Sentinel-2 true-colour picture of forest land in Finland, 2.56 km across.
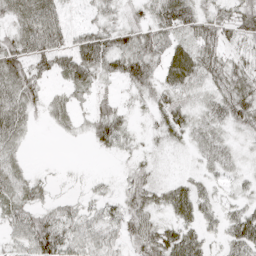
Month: April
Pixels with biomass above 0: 81%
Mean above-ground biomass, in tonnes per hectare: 35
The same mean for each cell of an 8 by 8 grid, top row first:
43 73 14 22 30 67 40 59
60 74 62 53 51 31 47 26
62 23 47 23 43 40 38 46
56 23 15 46 12 38 32 53
28 0 3 34 11 16 37 11
31 10 5 7 24 11 19 15
40 31 23 24 41 44 27 28
34 81 42 34 51 51 22 55
